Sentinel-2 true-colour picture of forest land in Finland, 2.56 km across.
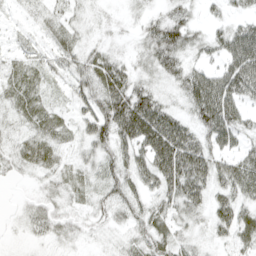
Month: April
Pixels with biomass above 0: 81%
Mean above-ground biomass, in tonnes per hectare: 34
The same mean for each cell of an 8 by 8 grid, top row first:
7 24 16 8 21 32 13 23
16 23 33 17 28 61 32 68
38 23 35 63 26 35 59 76
30 39 30 73 69 31 75 42
22 43 29 52 44 72 41 30
13 24 30 38 43 56 49 58
5 24 19 36 35 38 32 38
3 19 15 12 35 32 15 31
